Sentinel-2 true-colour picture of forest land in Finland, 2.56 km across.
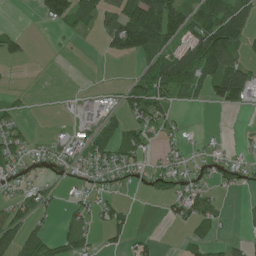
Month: July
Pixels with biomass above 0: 46%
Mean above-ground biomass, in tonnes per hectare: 43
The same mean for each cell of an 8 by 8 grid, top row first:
0 72 76 52 145 108 102 90
35 2 1 54 142 74 153 56
1 0 0 1 62 131 97 115
20 0 26 34 76 19 5 15
44 22 40 72 49 16 11 10
25 17 22 31 26 45 18 30
55 25 29 34 0 36 38 2
70 56 63 22 17 3 34 13
